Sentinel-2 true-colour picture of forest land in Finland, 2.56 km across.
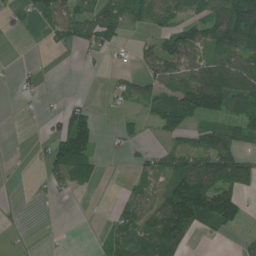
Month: June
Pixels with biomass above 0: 53%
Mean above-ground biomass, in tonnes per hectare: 56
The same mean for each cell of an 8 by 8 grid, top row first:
20 57 60 74 60 58 76 169
0 13 40 45 32 96 76 104
15 3 1 16 50 77 125 122
3 12 61 15 30 120 97 83
1 36 143 12 21 47 80 78
2 44 84 2 31 100 150 133
7 1 0 16 82 175 157 96
8 3 0 43 96 121 8 13
